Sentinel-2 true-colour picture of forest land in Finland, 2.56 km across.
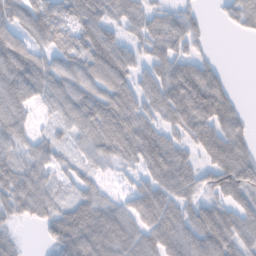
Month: February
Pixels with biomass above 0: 86%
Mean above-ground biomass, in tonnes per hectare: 80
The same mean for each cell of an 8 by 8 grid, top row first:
92 121 107 67 81 60 13 76
111 74 105 121 67 81 22 0
109 81 89 120 63 117 101 1
77 35 96 106 84 114 129 45
57 54 46 88 117 75 111 85
79 51 41 20 59 130 70 123
61 62 94 63 117 95 74 80
27 38 131 119 88 112 126 93
